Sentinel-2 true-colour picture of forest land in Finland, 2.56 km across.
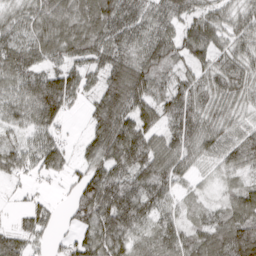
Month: March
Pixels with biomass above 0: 90%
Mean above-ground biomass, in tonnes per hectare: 70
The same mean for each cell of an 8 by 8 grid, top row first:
49 80 85 100 68 59 63 50
82 79 86 94 82 73 79 52
85 104 60 94 100 51 60 73
68 115 12 115 79 83 67 43
44 73 27 118 103 78 69 67
40 46 55 98 87 71 22 40
14 42 107 109 75 36 36 89
74 23 58 97 47 66 73 121
